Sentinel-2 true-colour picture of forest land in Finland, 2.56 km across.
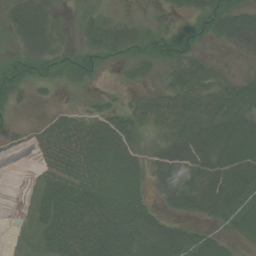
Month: August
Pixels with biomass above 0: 70%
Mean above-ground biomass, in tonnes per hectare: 34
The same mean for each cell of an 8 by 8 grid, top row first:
35 25 12 13 5 13 46 45
14 30 22 34 26 34 9 35
37 24 18 1 13 33 32 26
11 7 11 26 28 52 47 51
7 23 40 43 15 48 51 58
1 24 41 31 23 63 61 60
0 55 85 73 44 23 38 47
2 48 91 105 52 52 35 17
